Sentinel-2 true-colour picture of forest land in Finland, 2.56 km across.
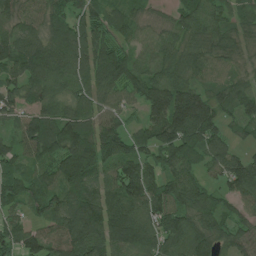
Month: July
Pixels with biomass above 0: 92%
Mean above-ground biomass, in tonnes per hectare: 92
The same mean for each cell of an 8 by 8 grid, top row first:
69 74 79 58 44 50 85 53
118 118 89 96 53 75 77 53
89 101 75 126 115 88 50 60
62 85 89 75 87 182 126 76
62 128 157 119 81 130 94 32
83 62 156 84 131 89 47 128
56 78 132 149 128 105 84 60
80 96 134 124 108 108 102 71
